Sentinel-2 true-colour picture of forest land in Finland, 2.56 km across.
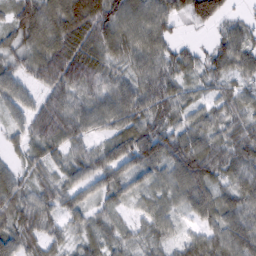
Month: February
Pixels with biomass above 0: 92%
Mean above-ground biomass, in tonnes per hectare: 63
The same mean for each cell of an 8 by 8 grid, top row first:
62 93 123 98 88 45 107 21
52 92 98 82 89 40 32 77
56 72 89 56 75 55 47 46
43 81 72 79 80 59 43 52
31 65 50 65 91 81 68 72
47 41 55 68 57 70 75 55
71 58 51 37 36 41 69 66
71 50 35 38 35 37 61 73
